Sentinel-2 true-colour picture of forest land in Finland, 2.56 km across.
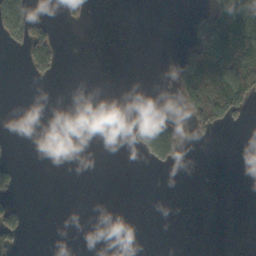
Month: October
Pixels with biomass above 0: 15%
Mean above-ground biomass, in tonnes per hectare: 23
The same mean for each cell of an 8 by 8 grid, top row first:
93 16 8 0 0 0 78 153
18 93 0 0 0 4 110 119
0 15 0 0 0 38 161 141
0 0 0 0 4 10 116 57
0 0 0 0 48 90 3 0
24 0 0 0 0 1 0 0
25 0 0 0 0 0 0 0
40 0 0 0 0 0 0 0
